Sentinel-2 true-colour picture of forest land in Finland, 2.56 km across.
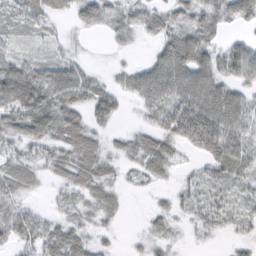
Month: February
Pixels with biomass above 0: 80%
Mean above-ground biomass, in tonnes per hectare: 39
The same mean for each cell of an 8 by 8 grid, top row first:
30 38 34 36 40 35 48 44
18 14 8 10 5 69 48 42
81 60 50 18 53 67 64 43
58 70 36 4 28 69 81 56
42 50 68 20 42 46 81 48
61 30 60 30 30 16 33 40
37 12 37 34 5 22 33 22
38 58 47 13 18 15 11 18
